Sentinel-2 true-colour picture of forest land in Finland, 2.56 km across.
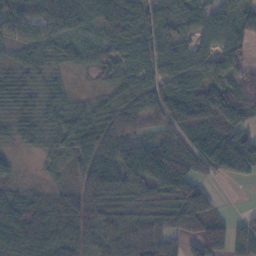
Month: November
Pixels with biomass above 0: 89%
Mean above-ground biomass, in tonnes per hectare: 67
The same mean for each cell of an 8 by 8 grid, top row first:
50 69 60 65 57 67 56 75
37 49 48 45 66 59 43 52
46 36 7 48 65 75 71 57
47 52 47 50 58 98 129 104
29 38 67 82 67 65 101 123
25 16 53 127 160 150 53 69
76 74 73 74 66 88 86 6
83 99 80 86 90 54 100 73
